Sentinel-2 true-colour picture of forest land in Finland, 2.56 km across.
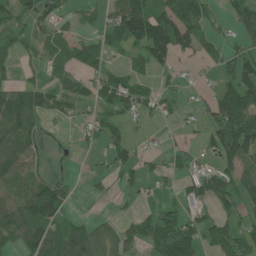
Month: June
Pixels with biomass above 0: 58%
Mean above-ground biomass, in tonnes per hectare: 60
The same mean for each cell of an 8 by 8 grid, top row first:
58 52 25 54 150 111 45 58
32 46 72 44 116 120 39 39
30 31 43 71 42 26 7 95
117 54 28 70 40 32 45 130
100 5 20 41 17 22 52 142
80 27 9 30 38 43 77 92
100 113 5 7 15 52 44 58
91 124 112 70 59 142 69 93
